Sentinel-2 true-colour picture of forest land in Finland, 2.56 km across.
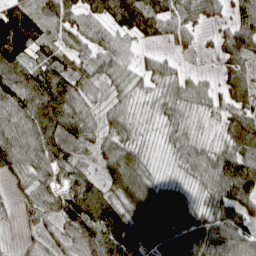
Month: April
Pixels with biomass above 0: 89%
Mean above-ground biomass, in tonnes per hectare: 79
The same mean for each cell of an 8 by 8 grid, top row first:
145 115 80 97 138 76 52 72
149 78 72 86 34 25 19 88
122 116 91 57 38 54 25 67
104 119 84 53 21 53 37 77
110 115 81 69 27 49 39 93
63 75 68 96 83 24 78 150
35 87 128 107 118 99 57 95
9 41 106 116 107 123 107 81
